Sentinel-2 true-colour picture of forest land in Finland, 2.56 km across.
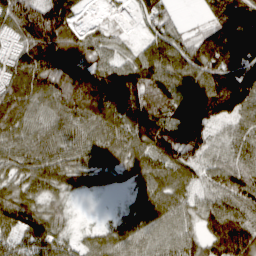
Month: March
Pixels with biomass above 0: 92%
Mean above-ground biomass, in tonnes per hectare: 84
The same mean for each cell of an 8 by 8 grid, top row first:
132 148 41 31 59 29 51 123
67 154 97 49 56 92 111 116
103 110 136 126 120 102 108 135
108 71 99 99 137 110 120 84
74 73 68 81 99 147 80 57
64 90 62 31 69 72 50 63
105 54 2 5 72 71 71 83
65 89 33 61 60 69 77 130
